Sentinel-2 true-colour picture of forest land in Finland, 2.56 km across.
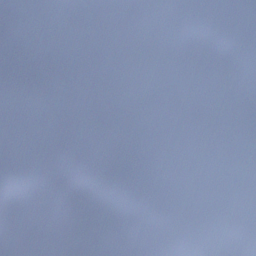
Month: December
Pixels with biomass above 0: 82%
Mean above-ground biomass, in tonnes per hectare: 86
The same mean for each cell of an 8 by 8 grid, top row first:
64 77 63 70 90 85 28 5
106 131 118 101 120 104 108 77
188 128 115 86 37 73 63 70
113 98 75 121 51 65 63 134
82 110 110 107 108 1 15 70
106 98 75 141 172 45 3 72
95 100 110 76 97 86 45 89
84 102 103 64 68 98 77 84
